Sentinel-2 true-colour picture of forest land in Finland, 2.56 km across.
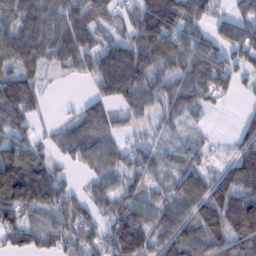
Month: February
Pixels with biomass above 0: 83%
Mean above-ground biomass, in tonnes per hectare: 81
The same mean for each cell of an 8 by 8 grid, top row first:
105 105 108 60 122 139 65 56
113 94 118 87 108 91 74 98
110 21 23 148 92 79 94 44
109 16 46 65 71 66 28 11
80 44 96 58 38 40 28 68
139 98 18 68 68 63 67 148
116 85 61 72 70 90 130 123
62 74 81 104 107 98 125 99
